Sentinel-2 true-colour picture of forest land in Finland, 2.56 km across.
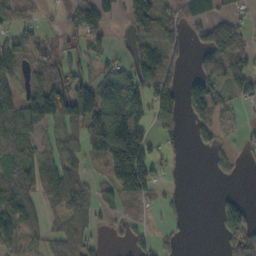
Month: October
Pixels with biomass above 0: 60%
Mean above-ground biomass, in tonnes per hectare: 66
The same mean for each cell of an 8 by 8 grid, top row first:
45 12 90 44 125 54 60 37
69 43 53 26 81 55 105 83
40 103 89 77 112 51 101 72
93 154 150 171 100 100 79 15
76 46 62 209 117 26 29 15
88 74 51 105 130 14 6 8
95 35 65 43 27 15 0 66
61 54 71 11 31 17 0 74
